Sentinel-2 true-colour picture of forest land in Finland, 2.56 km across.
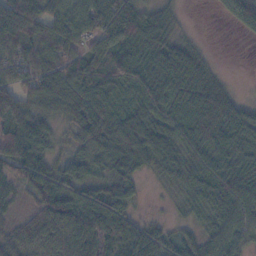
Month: November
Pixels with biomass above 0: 89%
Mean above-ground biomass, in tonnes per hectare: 66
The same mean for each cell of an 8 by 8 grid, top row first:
79 57 73 93 71 27 1 74
63 48 49 74 84 67 15 0
59 78 76 78 74 82 64 2
92 56 67 62 65 67 94 61
96 54 42 81 86 76 83 75
52 83 68 72 30 59 91 95
21 93 118 99 10 22 66 77
68 92 109 99 89 37 51 55
